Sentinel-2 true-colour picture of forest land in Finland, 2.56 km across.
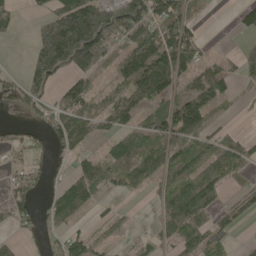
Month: May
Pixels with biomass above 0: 62%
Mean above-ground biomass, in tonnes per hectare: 76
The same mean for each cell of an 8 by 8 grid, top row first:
46 89 221 157 129 100 11 47
0 199 256 88 130 153 24 29
46 124 89 41 150 91 89 38
45 61 108 97 67 134 78 11
57 60 48 55 83 99 71 72
53 56 89 62 72 86 100 31
75 49 78 18 7 100 76 54
25 30 69 28 25 75 92 10
